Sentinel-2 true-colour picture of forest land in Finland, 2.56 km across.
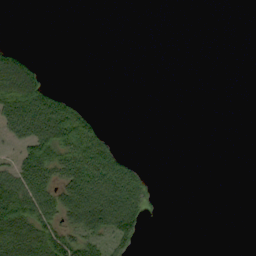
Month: September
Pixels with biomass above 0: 28%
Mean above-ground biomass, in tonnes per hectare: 24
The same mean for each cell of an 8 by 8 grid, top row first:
0 0 0 0 0 0 0 0
13 0 0 0 0 0 0 0
80 17 0 0 0 0 0 0
81 88 31 0 0 0 0 0
29 91 79 21 0 0 0 0
71 67 71 72 17 0 0 0
111 68 98 109 38 0 0 0
77 85 60 44 7 0 0 0
